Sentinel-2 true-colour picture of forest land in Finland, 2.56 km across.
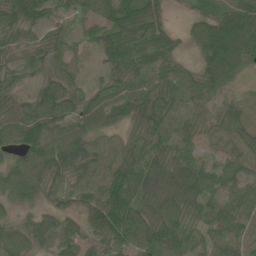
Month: June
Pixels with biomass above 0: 90%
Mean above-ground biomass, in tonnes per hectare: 49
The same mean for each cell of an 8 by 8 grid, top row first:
61 33 36 61 77 5 34 71
44 49 16 60 59 29 70 84
29 40 28 41 48 53 53 26
48 68 49 59 63 34 34 38
50 69 69 58 49 45 23 40
61 60 69 97 61 54 42 38
28 29 36 89 46 49 38 46
58 52 40 52 57 44 29 36
